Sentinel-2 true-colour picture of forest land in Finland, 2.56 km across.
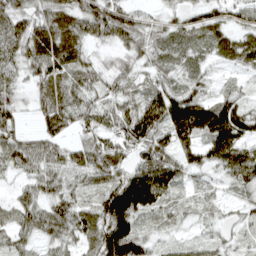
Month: April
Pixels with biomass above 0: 91%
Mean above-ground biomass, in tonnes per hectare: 60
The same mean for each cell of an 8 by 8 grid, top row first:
71 73 74 77 28 28 47 39
65 90 59 48 58 46 43 69
42 63 54 53 28 37 28 26
50 64 62 55 96 130 118 97
57 63 45 48 69 77 92 106
31 61 45 66 116 71 32 80
46 57 50 114 92 32 26 29
45 42 49 129 60 22 31 25
